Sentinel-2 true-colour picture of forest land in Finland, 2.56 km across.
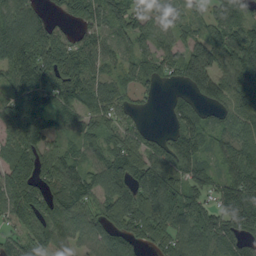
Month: September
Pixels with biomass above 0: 86%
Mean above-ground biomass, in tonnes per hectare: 92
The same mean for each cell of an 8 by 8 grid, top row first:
119 40 67 91 85 67 51 78
126 132 78 62 65 77 122 111
100 115 113 67 59 51 132 126
110 85 94 83 14 53 39 85
97 73 68 96 79 104 61 118
119 88 88 106 129 111 74 108
104 117 102 105 131 119 90 166
51 94 82 118 75 96 122 99
